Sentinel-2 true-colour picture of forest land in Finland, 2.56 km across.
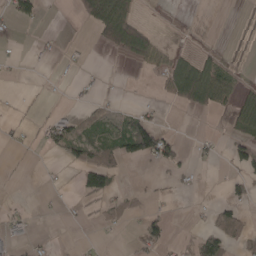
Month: April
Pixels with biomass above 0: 26%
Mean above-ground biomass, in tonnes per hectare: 23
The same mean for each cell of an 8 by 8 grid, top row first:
42 3 26 116 8 0 0 9
2 5 4 46 71 15 6 17
1 2 12 1 2 99 104 19
5 7 10 35 18 7 30 55
7 24 56 49 104 27 14 42
1 2 30 46 3 14 1 28
6 2 10 24 13 2 10 32
17 3 1 2 38 10 49 37
